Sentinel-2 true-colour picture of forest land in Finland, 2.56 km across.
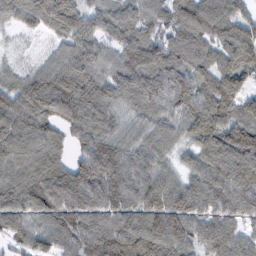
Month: February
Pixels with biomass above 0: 91%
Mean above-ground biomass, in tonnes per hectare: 82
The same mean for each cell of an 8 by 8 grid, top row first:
66 104 83 70 67 85 83 66
11 20 89 61 98 77 75 105
17 87 105 77 93 75 74 75
104 98 103 80 76 67 114 83
108 97 55 80 61 49 108 112
89 114 110 97 83 51 94 99
83 91 92 79 96 89 75 73
54 72 76 105 119 101 69 55
